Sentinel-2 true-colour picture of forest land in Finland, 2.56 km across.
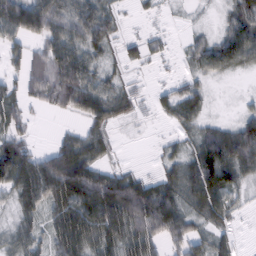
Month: February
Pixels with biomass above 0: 76%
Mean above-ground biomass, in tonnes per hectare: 55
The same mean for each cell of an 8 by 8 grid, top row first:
102 111 66 38 7 3 4 60
34 69 65 27 26 5 67 103
33 90 100 32 5 15 25 3
45 17 56 54 11 48 18 18
58 13 74 21 1 21 104 114
95 127 115 67 29 55 134 65
38 53 95 128 139 78 80 19
45 46 99 86 84 38 50 12
